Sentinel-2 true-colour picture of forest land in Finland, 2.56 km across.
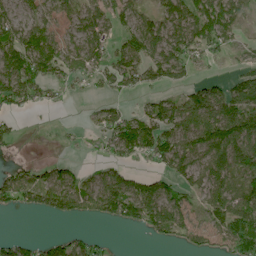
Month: June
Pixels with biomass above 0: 63%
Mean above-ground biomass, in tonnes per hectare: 57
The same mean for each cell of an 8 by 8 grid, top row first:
40 40 63 50 47 82 113 51
102 83 56 56 88 83 53 21
114 63 32 56 58 54 28 55
36 10 2 39 22 48 106 116
20 1 7 57 96 77 108 119
55 50 38 56 40 64 75 80
38 60 63 94 104 77 40 81
27 36 41 7 8 24 35 100
